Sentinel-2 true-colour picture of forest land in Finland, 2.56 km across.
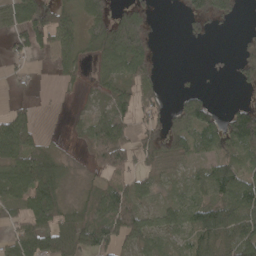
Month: April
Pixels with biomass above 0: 64%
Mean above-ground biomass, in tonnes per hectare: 47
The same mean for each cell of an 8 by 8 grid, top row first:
42 75 40 64 46 3 62 15
36 47 54 92 69 0 5 29
11 3 19 42 49 3 7 32
36 0 7 55 46 33 63 68
70 16 15 113 48 38 46 80
69 95 7 36 30 24 64 57
30 86 41 85 34 46 94 72
65 88 85 77 53 26 76 75
